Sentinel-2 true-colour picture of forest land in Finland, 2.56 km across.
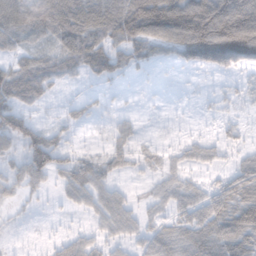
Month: November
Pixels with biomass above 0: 66%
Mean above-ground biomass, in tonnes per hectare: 54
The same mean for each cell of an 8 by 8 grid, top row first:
80 93 109 104 181 157 207 173
42 33 88 66 60 90 179 170
84 58 26 38 11 5 8 25
66 10 22 14 9 4 9 10
41 80 12 31 13 15 27 21
41 51 50 29 14 34 20 68
12 5 24 55 23 48 76 99
4 8 30 30 44 66 83 106
